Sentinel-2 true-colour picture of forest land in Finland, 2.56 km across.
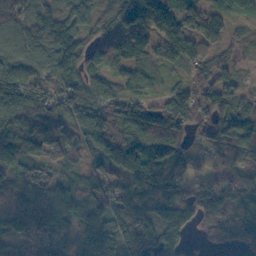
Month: November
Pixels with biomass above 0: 91%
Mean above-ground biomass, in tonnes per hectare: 104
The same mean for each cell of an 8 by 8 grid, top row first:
104 98 76 64 120 110 102 64
113 136 97 112 123 101 83 27
128 91 88 74 82 26 81 52
123 106 123 95 87 126 135 90
111 115 66 119 134 99 71 144
96 76 74 114 163 118 86 78
94 131 87 151 169 166 98 83
92 116 164 198 196 119 47 72
